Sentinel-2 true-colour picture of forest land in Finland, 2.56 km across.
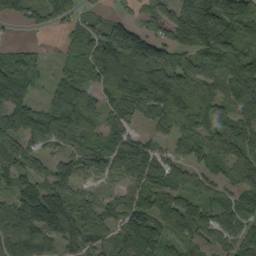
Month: September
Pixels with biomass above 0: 84%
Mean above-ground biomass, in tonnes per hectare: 88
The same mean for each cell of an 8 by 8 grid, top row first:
75 74 42 32 41 108 174 141
37 13 83 153 139 99 129 119
112 31 102 130 142 107 83 105
52 88 137 78 86 120 91 101
79 61 63 82 59 52 81 84
79 80 74 61 107 76 56 69
101 142 97 59 100 93 63 76
101 76 86 63 171 62 68 83
